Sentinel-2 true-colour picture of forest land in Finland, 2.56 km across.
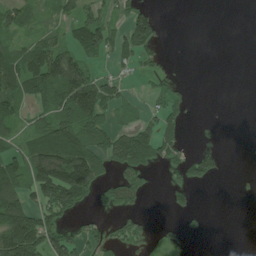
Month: July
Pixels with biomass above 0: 46%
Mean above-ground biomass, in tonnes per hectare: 58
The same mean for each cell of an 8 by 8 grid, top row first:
66 26 65 38 64 0 0 0
56 88 79 54 65 0 0 0
114 140 146 36 18 32 0 0
61 77 161 49 30 54 0 0
50 134 122 113 112 64 7 1
102 178 221 47 59 35 62 8
127 103 52 54 18 32 7 0
200 115 65 43 44 29 6 0
